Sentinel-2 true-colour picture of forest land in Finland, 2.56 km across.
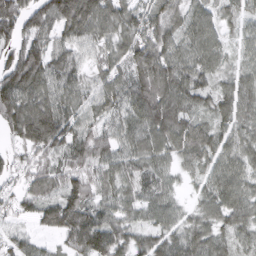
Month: March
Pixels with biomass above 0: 93%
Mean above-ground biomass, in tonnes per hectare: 80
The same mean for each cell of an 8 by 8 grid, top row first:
117 111 152 95 76 59 60 54
80 79 65 63 105 77 80 41
134 99 59 77 108 111 55 62
128 126 75 66 114 117 61 87
49 119 85 66 83 91 86 64
43 71 68 69 78 37 64 77
49 92 109 73 68 53 59 86
56 24 117 117 68 86 88 54
